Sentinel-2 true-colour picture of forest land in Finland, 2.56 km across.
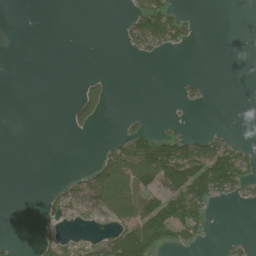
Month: July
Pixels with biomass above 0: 26%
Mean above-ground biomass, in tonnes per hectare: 32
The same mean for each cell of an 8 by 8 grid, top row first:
0 0 0 0 107 56 0 0
0 0 0 0 50 32 0 0
0 0 10 9 0 5 6 0
0 0 46 3 6 2 1 0
0 0 0 30 95 77 60 23
0 0 25 147 108 132 170 91
0 17 36 106 86 92 53 6
6 29 17 70 138 55 13 12
